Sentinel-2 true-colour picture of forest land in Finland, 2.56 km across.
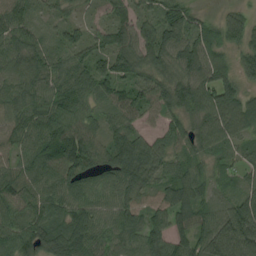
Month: August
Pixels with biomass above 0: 96%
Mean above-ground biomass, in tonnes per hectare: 85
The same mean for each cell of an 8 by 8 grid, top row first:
86 36 31 68 62 88 32 53
86 64 79 106 104 107 107 74
92 82 103 115 77 95 99 73
91 99 90 69 84 77 112 108
72 112 159 81 81 73 67 50
76 89 114 82 103 71 48 47
89 80 91 76 74 95 67 110
106 93 114 73 92 85 105 145
